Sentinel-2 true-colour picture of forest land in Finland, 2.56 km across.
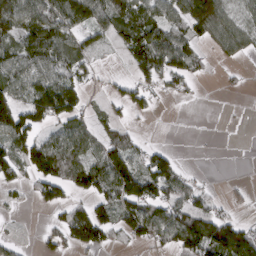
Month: March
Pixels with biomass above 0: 59%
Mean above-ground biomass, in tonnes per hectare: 67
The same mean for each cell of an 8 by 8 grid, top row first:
112 120 121 95 93 77 148 51
80 129 63 28 117 106 30 57
84 101 54 21 56 55 10 8
113 126 66 25 36 1 0 1
101 90 98 81 25 2 1 1
52 113 100 165 112 84 3 2
10 40 47 81 110 95 61 12
13 33 97 39 60 97 150 154
